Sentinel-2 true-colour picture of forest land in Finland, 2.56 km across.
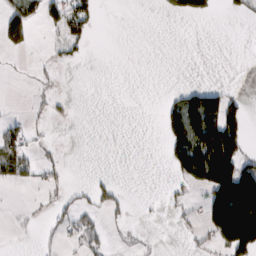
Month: February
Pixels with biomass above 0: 24%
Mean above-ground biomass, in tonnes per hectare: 37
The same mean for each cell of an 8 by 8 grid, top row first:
59 50 80 0 0 13 28 19
27 6 23 0 0 0 0 0
1 7 0 0 0 0 1 0
3 12 0 0 0 95 178 59
73 9 0 0 0 99 194 89
41 19 0 9 0 37 154 196
3 11 30 31 1 10 128 307
2 3 33 10 6 1 31 211
